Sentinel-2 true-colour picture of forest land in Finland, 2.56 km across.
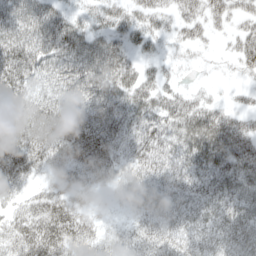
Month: April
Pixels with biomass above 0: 86%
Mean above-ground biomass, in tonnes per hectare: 52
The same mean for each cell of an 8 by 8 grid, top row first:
80 72 32 47 41 33 43 27
85 86 84 62 29 17 12 35
86 56 82 76 46 18 5 9
79 63 51 74 62 66 51 28
72 70 71 58 62 62 77 63
59 23 35 34 48 59 65 64
31 56 32 6 40 49 51 64
55 80 55 27 54 44 44 56
